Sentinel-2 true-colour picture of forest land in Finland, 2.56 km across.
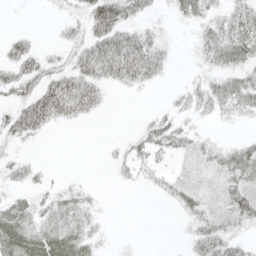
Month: April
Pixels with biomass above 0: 54%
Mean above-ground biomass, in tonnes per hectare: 20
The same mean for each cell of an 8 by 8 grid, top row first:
0 3 22 60 21 10 20 23
30 7 29 66 50 5 24 31
43 36 45 27 29 2 16 23
35 64 31 2 3 17 16 16
12 1 0 4 23 23 13 17
16 6 2 4 11 11 9 40
16 18 17 0 0 12 20 31
29 28 22 3 0 1 37 18
